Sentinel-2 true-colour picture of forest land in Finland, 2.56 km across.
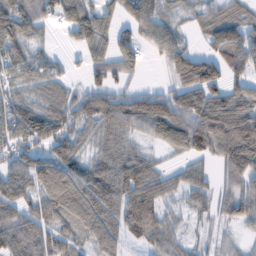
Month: February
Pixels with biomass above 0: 81%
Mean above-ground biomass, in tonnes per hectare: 71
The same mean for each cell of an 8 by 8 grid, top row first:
112 55 91 50 89 38 62 55
67 21 46 66 38 77 43 106
51 61 19 66 8 63 114 58
68 85 79 92 48 95 130 114
73 75 48 53 21 75 106 154
77 110 93 117 104 48 37 101
79 89 110 91 150 34 46 77
86 73 50 68 58 44 25 20
